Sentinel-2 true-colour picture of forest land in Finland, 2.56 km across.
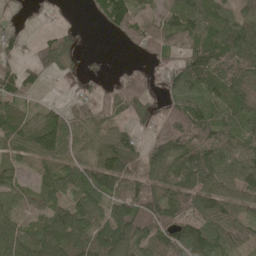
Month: May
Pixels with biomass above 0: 80%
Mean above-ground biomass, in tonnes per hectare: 78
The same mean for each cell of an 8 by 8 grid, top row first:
32 21 4 136 68 97 109 77
34 62 29 3 53 61 111 125
68 21 30 24 42 73 104 95
68 51 45 46 58 97 81 83
62 119 61 93 53 111 91 81
45 62 96 148 86 88 132 112
49 70 98 92 114 94 100 80
89 125 96 138 98 104 120 68
